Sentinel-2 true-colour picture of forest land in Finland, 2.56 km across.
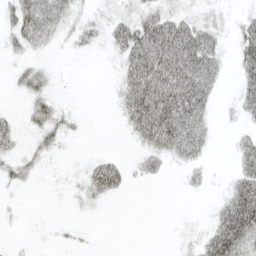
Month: April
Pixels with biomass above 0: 46%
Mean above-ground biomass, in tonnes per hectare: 26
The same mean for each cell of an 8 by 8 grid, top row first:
39 53 14 16 30 28 10 11
18 14 10 20 76 82 53 39
12 15 0 5 84 85 53 30
7 32 5 4 85 91 30 18
17 23 1 0 30 62 21 24
22 2 9 57 20 2 10 43
2 0 6 1 0 0 6 89
1 1 4 0 0 3 41 105
